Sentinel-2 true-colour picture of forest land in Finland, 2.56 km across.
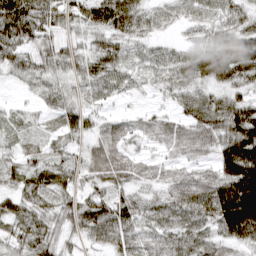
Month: March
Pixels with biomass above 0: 89%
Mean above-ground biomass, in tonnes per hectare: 54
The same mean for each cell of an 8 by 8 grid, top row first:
106 62 56 105 53 32 38 38
71 45 37 52 27 22 51 86
24 44 39 46 22 45 62 63
19 30 47 16 18 29 62 76
24 29 31 65 23 56 52 121
38 58 39 78 36 39 41 130
49 48 75 77 43 64 79 169
48 58 31 68 45 68 54 65
